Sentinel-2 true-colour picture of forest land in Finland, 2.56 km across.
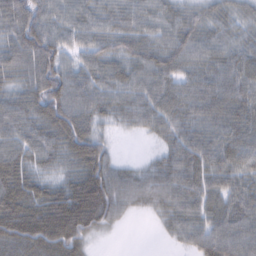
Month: February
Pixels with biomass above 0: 92%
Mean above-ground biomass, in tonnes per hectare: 67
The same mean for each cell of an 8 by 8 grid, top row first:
90 68 62 61 61 57 57 49
92 107 56 62 70 81 67 61
57 109 65 67 70 67 70 73
76 100 85 58 69 73 74 74
70 77 105 25 6 59 69 64
91 49 87 66 25 49 59 43
105 107 142 89 35 61 59 59
106 104 72 4 0 15 50 22
